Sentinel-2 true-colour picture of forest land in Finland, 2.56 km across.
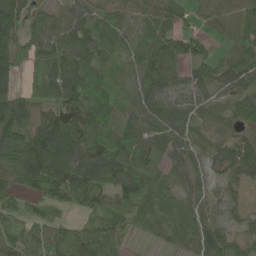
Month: June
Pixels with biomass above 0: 89%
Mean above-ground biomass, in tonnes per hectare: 67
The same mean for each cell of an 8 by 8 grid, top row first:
70 49 56 46 48 66 62 77
62 93 92 51 65 70 34 57
45 105 92 41 64 46 69 76
113 63 93 75 76 65 56 61
112 115 95 104 90 75 45 52
100 117 101 102 82 56 34 43
43 35 44 72 56 74 63 31
51 57 76 60 8 48 96 41
